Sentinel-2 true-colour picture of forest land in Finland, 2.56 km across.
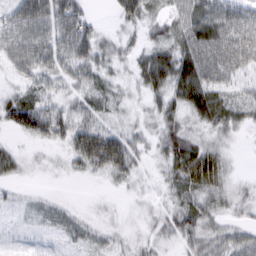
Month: March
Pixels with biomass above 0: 78%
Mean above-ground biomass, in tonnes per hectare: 31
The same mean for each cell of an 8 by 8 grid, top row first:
45 54 44 15 40 30 59 50
44 42 48 26 28 46 61 61
20 27 31 23 38 59 53 25
61 49 29 22 14 34 56 33
10 22 48 59 23 51 28 6
19 5 13 30 13 41 54 8
9 17 5 5 9 36 32 21
5 6 19 14 15 22 32 29
